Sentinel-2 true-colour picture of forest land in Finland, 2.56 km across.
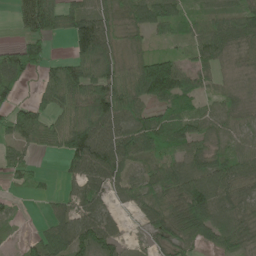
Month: June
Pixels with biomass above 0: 80%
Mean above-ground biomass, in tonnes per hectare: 66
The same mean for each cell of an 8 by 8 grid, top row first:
38 96 88 63 83 54 38 66
51 33 93 84 37 22 70 41
70 57 109 99 146 145 34 22
61 71 73 125 77 65 34 39
52 50 161 137 100 76 50 43
32 12 80 86 44 84 97 65
18 19 68 33 63 75 107 55
8 84 101 68 18 60 48 61
